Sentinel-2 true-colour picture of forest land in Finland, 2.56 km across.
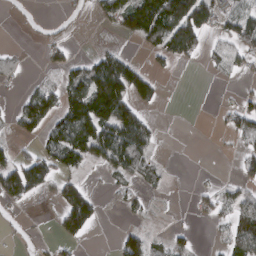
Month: March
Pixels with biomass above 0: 42%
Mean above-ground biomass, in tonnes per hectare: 45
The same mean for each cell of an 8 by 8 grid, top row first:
1 12 19 70 135 140 85 71
13 25 4 26 33 94 32 59
38 20 81 148 67 5 4 13
40 93 121 125 35 7 4 47
23 53 105 112 66 1 4 27
108 60 32 28 32 2 3 36
20 3 111 4 18 2 29 65
8 9 27 8 66 37 4 87
